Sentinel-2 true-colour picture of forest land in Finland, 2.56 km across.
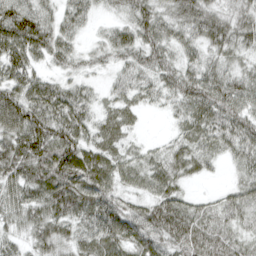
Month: April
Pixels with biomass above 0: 92%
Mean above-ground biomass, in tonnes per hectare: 66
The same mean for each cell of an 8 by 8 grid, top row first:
95 49 54 27 72 66 67 50
87 76 32 59 76 60 61 54
75 46 38 27 49 77 80 61
123 88 67 48 24 39 80 73
91 111 84 59 21 43 60 73
77 101 108 70 61 62 21 36
62 80 87 102 61 79 43 62
39 65 65 94 94 91 91 53
